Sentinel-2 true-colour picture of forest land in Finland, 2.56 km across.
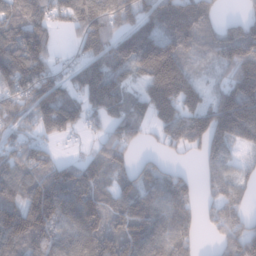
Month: January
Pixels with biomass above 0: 81%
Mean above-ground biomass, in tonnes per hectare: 124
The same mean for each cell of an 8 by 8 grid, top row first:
122 104 150 138 111 181 98 47
158 84 81 157 215 164 70 193
164 148 110 182 141 268 56 212
131 189 125 121 112 207 170 257
85 55 18 104 32 106 137 84
118 139 111 78 85 77 57 72
140 213 145 79 125 114 41 74
164 148 123 124 151 127 13 159
